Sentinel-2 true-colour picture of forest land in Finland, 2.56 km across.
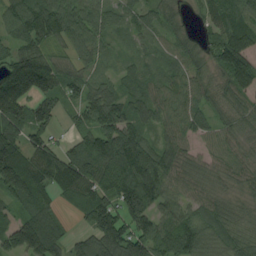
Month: August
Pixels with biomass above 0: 91%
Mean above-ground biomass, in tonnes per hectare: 94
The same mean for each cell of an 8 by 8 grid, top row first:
105 157 113 64 68 57 59 104
79 82 82 39 45 73 65 130
172 119 76 42 64 75 77 115
128 73 59 120 83 80 81 69
115 92 71 154 97 72 46 62
160 138 141 124 155 81 61 64
68 80 103 117 131 68 76 50
130 140 63 162 135 115 81 87
